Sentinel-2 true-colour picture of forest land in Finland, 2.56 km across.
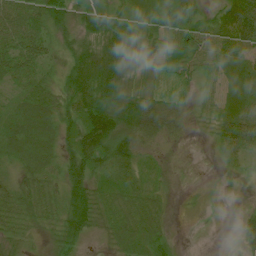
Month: July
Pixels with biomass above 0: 89%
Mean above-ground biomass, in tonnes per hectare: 40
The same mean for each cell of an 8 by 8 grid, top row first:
70 71 47 43 31 69 31 105
57 33 40 68 42 67 44 57
30 26 63 79 26 43 21 35
34 43 65 86 72 32 20 43
43 40 89 73 33 11 9 58
32 37 60 42 30 9 3 15
46 35 58 42 44 4 5 8
26 11 26 21 34 12 1 19
